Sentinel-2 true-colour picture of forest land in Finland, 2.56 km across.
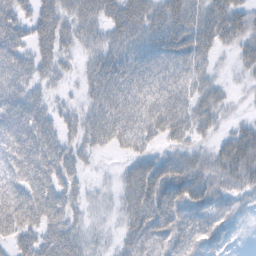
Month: February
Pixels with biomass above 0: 86%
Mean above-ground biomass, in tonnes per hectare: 44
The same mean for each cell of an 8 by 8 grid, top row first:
45 54 52 52 67 66 55 48
46 46 28 50 45 58 42 34
47 26 20 64 54 47 30 11
52 34 30 64 65 58 38 7
63 58 35 39 39 33 23 69
45 57 26 7 67 69 50 43
79 71 28 15 71 57 34 13
51 54 43 15 52 39 26 3
